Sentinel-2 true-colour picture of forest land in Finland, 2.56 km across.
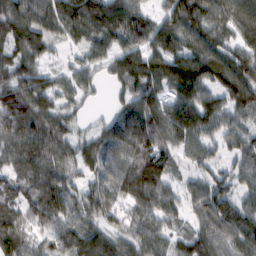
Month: February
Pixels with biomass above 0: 91%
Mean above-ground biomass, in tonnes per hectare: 89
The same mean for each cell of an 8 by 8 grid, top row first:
113 99 120 112 80 114 103 109
94 61 52 77 87 83 101 85
105 65 59 45 112 112 104 124
131 106 34 36 111 98 108 82
89 123 71 93 112 83 57 67
73 117 54 81 163 39 58 56
100 110 70 65 87 55 112 85
157 65 91 83 87 58 93 111
